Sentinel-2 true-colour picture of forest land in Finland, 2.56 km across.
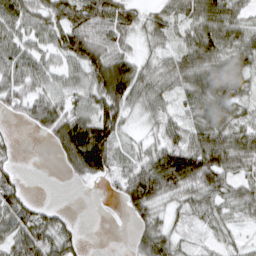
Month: March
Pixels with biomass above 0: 80%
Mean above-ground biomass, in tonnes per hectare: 63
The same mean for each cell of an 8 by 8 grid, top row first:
72 62 92 86 39 56 91 50
63 51 110 71 29 46 96 77
72 56 63 169 73 69 94 79
38 80 73 95 46 34 89 46
14 19 151 92 31 65 97 80
29 0 44 50 101 123 98 51
79 28 0 3 96 37 63 60
73 77 30 0 62 45 23 21
